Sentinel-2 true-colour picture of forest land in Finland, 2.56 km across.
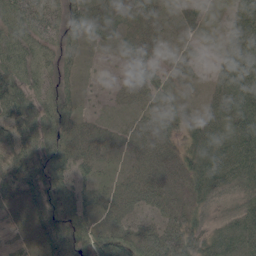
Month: June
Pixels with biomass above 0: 95%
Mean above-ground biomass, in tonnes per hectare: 49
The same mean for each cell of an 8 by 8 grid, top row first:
62 51 60 35 37 18 16 60
70 40 35 14 33 16 13 66
76 44 27 12 41 16 24 81
71 62 32 13 33 19 37 76
60 67 56 36 48 33 73 78
57 72 57 25 48 44 79 75
28 71 68 48 50 44 43 52
21 66 75 88 76 72 58 82
